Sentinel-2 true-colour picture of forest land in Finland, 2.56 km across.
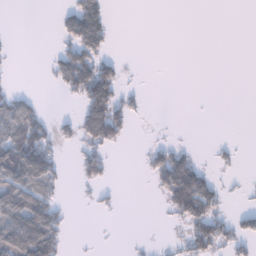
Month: January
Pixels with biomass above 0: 32%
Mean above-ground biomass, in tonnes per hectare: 37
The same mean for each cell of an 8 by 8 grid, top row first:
0 0 123 25 0 0 0 0
5 4 93 20 0 0 0 0
5 11 105 88 2 0 0 0
84 14 47 108 14 0 0 0
121 60 43 54 6 23 3 8
122 77 32 14 11 164 53 6
134 85 3 10 0 79 96 13
150 118 1 1 3 15 92 49
